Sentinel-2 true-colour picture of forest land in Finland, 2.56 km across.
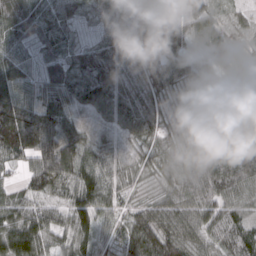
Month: March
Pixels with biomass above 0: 94%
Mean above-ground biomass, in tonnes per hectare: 63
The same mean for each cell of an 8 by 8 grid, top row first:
65 44 40 42 49 27 60 14
50 30 30 43 75 58 69 35
70 56 54 71 50 49 35 65
133 80 32 58 68 35 92 64
143 99 76 23 39 45 95 74
21 74 86 54 17 58 105 93
67 55 91 54 45 68 77 54
117 67 73 33 140 104 64 96
